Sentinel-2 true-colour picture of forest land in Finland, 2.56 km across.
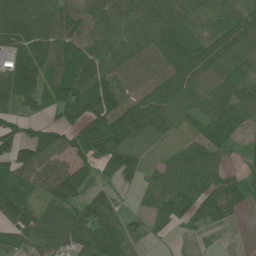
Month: June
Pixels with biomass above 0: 87%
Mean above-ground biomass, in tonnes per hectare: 69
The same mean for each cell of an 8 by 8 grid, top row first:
106 87 72 73 81 68 37 76
82 87 64 65 67 87 70 81
121 74 84 66 58 105 61 66
47 34 101 114 110 55 63 75
89 98 90 128 43 28 78 34
83 102 75 58 45 66 60 40
89 62 68 56 29 78 64 35
64 88 91 69 35 14 14 0
